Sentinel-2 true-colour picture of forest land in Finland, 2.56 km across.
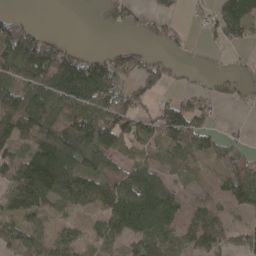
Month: April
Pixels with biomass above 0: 68%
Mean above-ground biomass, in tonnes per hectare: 86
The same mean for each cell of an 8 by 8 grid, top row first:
30 0 0 36 41 35 42 132
165 110 23 21 35 33 12 34
99 134 193 154 92 20 20 29
163 160 110 170 61 131 58 9
135 183 148 102 39 108 54 34
142 248 146 95 113 54 38 96
87 73 50 120 192 58 82 63
91 78 39 91 117 76 135 57
